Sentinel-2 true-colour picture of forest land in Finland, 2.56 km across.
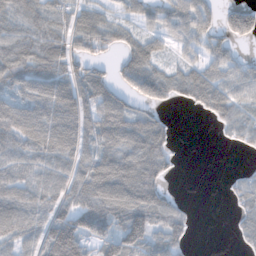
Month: November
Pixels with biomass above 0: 72%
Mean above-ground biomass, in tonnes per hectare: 63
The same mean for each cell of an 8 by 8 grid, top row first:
69 68 58 30 48 85 64 91
81 81 53 43 66 44 67 22
89 91 72 41 86 61 92 75
78 96 107 91 51 6 49 54
70 83 82 70 70 14 0 32
67 71 60 73 88 12 0 22
89 83 110 74 96 48 0 37
65 101 126 100 107 60 0 22
